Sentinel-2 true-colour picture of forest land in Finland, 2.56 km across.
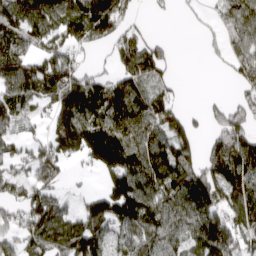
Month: April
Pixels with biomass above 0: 73%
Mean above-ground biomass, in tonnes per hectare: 106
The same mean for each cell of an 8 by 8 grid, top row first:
135 137 157 169 13 12 22 115
115 103 80 59 110 12 21 86
136 130 105 83 113 35 0 57
107 65 153 123 128 84 47 84
69 115 194 234 147 157 60 162
78 84 14 123 157 153 127 169
81 129 60 140 162 141 139 125
82 129 147 85 123 108 175 110
